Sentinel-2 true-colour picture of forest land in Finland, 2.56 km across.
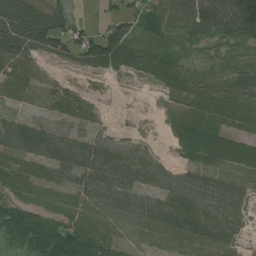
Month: July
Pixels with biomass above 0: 80%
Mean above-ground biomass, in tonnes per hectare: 55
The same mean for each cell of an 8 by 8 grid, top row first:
119 106 9 38 50 50 77 107
84 53 68 103 49 27 18 35
66 13 6 11 26 66 50 50
22 18 49 3 1 42 92 78
87 69 46 35 16 45 113 72
75 46 52 71 58 44 51 53
77 23 60 72 64 83 68 42
50 109 101 59 44 65 83 30
